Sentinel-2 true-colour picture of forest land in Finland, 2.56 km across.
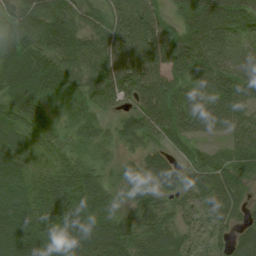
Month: August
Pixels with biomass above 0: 93%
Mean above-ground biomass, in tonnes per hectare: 56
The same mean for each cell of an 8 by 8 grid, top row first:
56 83 56 68 90 45 97 78
62 69 63 79 84 90 85 53
58 67 52 75 74 46 64 60
51 33 43 26 68 57 72 63
54 36 29 28 48 37 25 43
75 45 62 25 47 41 42 33
83 64 69 49 41 31 36 27
94 53 60 71 66 55 36 43
